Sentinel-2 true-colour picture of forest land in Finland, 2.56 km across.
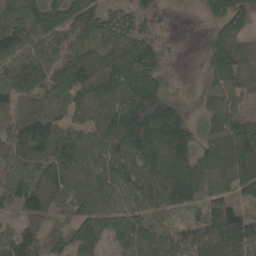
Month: May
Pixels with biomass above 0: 87%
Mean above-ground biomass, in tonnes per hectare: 101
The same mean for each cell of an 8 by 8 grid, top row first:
119 116 142 62 51 2 47 124
114 94 87 110 114 4 56 109
100 91 137 153 160 4 40 125
70 107 70 119 249 96 64 116
95 146 77 114 168 165 89 181
87 106 74 96 108 159 95 137
66 77 62 74 73 70 109 69
82 58 159 87 115 77 157 152
